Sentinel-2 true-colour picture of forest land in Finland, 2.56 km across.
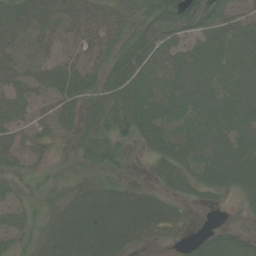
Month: August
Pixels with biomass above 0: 77%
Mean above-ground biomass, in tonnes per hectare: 37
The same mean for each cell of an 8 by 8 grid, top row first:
68 52 53 36 31 46 46 33
43 28 33 37 50 44 40 45
45 37 43 39 49 44 43 39
40 29 34 49 56 39 45 41
42 22 24 40 27 39 45 45
17 10 10 13 11 63 42 48
26 17 45 46 49 21 13 7
26 37 50 54 21 10 34 31
